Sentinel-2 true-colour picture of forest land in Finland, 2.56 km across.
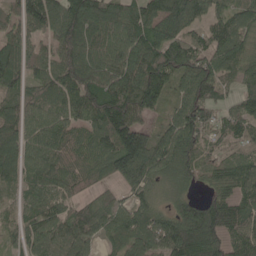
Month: May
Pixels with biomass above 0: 85%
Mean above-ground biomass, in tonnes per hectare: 94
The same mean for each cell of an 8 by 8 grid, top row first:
44 133 107 76 89 147 91 34
31 28 153 92 121 108 99 41
69 85 161 138 158 102 141 65
88 82 90 150 88 86 82 73
117 93 70 118 134 145 60 74
83 97 73 82 116 98 47 121
56 94 59 63 80 70 111 91
50 100 103 60 99 162 141 102
